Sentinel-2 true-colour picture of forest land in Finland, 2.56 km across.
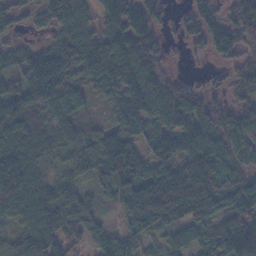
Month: November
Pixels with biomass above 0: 89%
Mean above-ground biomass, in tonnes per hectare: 102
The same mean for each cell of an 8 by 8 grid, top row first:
54 78 95 115 136 20 85 97
57 72 152 123 122 7 61 80
70 187 105 128 128 52 21 82
139 89 67 61 117 153 96 107
110 76 84 128 69 132 119 97
143 63 72 119 127 149 152 92
130 162 110 35 223 173 117 134
94 124 54 77 77 75 87 198
